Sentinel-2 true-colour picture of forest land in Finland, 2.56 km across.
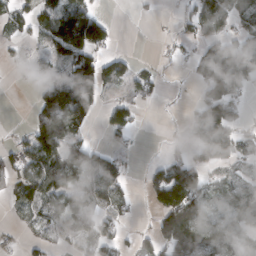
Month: March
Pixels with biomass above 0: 55%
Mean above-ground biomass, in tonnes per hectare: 63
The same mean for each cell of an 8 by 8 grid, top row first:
49 76 121 12 8 23 126 74
23 52 129 33 0 15 62 112
8 47 137 75 33 6 116 97
0 136 133 65 11 3 121 31
35 145 65 14 1 11 120 67
69 123 81 103 22 134 44 35
30 56 64 64 8 173 60 75
14 24 41 57 27 153 102 66
